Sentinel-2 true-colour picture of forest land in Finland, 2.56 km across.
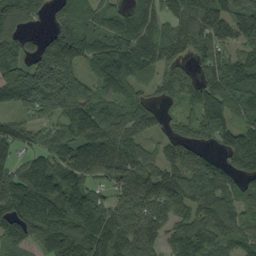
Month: September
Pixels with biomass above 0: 87%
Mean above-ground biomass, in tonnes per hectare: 104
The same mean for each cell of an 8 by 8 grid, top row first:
106 38 68 68 82 75 115 103
73 135 140 144 121 72 64 70
106 162 93 145 56 83 69 82
58 88 107 108 106 33 117 72
99 64 124 117 72 82 51 124
132 179 106 101 118 115 111 78
196 244 177 82 95 81 127 72
117 150 186 167 89 61 92 79
